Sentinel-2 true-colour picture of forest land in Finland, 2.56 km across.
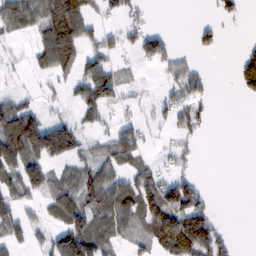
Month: February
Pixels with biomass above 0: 52%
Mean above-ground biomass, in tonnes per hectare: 49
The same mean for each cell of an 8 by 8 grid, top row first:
75 101 109 18 25 0 5 19
8 97 71 42 66 26 24 13
6 16 56 74 8 51 29 57
88 25 39 18 10 68 24 0
115 138 56 66 39 28 2 0
74 68 68 57 47 55 1 0
58 44 96 78 85 119 48 0
54 40 112 50 38 115 92 3
